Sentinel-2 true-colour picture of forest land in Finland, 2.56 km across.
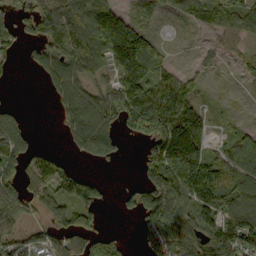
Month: September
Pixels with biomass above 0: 68%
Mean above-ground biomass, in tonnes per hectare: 93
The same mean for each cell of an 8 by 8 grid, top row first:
58 117 153 153 25 33 71 87
34 93 158 229 161 4 19 29
7 60 112 71 168 79 20 19
37 4 148 133 165 146 45 6
108 11 82 99 53 241 83 110
82 126 94 5 53 228 189 122
90 59 115 15 140 145 119 139
56 58 95 103 38 151 143 162
